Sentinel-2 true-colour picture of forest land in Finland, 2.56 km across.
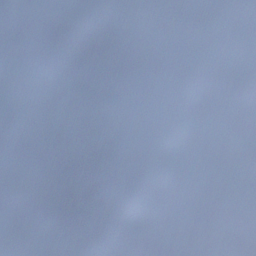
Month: December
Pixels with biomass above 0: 91%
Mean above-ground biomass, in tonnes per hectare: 100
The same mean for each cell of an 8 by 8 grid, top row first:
29 88 111 102 122 90 61 58
77 118 103 88 116 71 140 151
103 83 90 111 106 70 113 146
55 70 81 95 72 61 62 80
51 52 79 107 71 89 78 49
73 116 156 212 76 83 67 66
108 84 129 101 155 177 180 96
121 111 99 77 98 171 184 184
